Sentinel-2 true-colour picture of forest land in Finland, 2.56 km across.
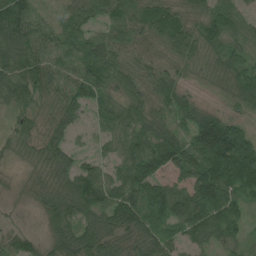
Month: July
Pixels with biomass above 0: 93%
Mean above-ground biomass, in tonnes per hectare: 72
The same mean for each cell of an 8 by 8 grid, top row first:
113 28 66 68 70 65 82 55
91 51 74 67 29 67 68 58
104 79 90 78 69 63 32 105
59 53 43 60 66 64 39 36
43 63 20 42 88 99 149 155
14 59 94 52 102 72 145 129
5 64 80 107 107 110 144 63
49 42 96 77 74 43 64 47
